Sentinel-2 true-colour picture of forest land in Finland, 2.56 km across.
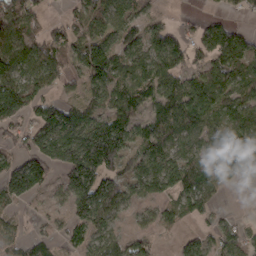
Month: March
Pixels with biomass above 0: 74%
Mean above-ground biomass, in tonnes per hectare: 75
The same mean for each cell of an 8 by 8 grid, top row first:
121 31 56 60 43 12 30 19
94 96 68 79 67 77 94 108
110 85 59 84 72 79 105 78
144 102 84 95 67 108 95 91
51 138 121 132 88 85 91 75
144 83 102 78 96 94 65 64
38 31 86 95 47 47 46 1
56 43 56 69 45 19 50 61
